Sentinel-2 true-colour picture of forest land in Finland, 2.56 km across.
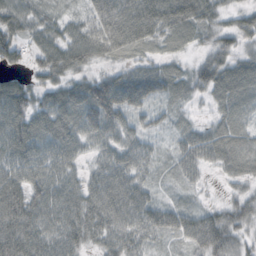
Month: October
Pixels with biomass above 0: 93%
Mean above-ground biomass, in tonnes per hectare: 56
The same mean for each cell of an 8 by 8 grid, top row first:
59 30 27 75 87 87 56 35
52 59 72 57 46 34 40 42
34 48 46 74 86 49 76 83
82 78 93 96 46 23 20 56
86 76 54 47 37 28 64 54
68 70 36 71 36 23 14 42
85 71 66 74 59 39 31 53
86 59 56 55 47 32 95 48
